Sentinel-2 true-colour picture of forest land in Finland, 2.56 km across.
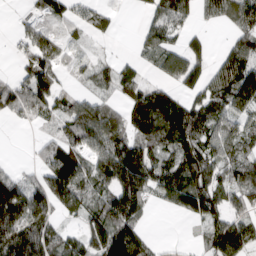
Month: March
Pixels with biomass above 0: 71%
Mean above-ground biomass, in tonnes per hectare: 78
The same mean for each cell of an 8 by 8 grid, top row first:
11 58 51 33 25 89 51 112
21 61 18 5 48 57 34 80
58 62 21 62 48 64 69 149
70 51 101 63 178 139 95 79
0 50 79 119 92 104 81 66
51 113 127 122 103 100 77 71
182 121 100 121 48 50 97 63
175 119 81 161 61 11 61 123
